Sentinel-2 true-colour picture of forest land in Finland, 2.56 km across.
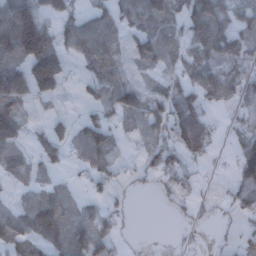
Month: December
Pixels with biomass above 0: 64%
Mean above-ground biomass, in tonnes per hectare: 70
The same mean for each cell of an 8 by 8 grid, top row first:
153 70 64 91 100 65 147 52
146 157 93 72 92 68 109 63
142 189 43 86 25 56 86 89
93 18 20 78 83 93 53 44
98 77 88 84 28 78 78 64
63 29 18 41 30 64 6 83
65 128 56 35 0 15 10 54
112 113 92 63 1 5 2 42
